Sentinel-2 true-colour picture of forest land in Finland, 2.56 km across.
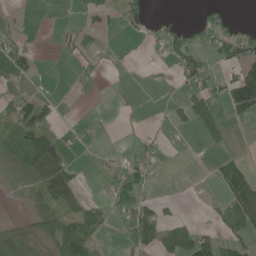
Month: June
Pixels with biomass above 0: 37%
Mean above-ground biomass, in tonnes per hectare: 26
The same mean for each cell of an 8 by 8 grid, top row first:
5 0 10 21 27 4 14 2
39 0 8 0 3 43 23 57
30 3 4 1 2 15 37 81
52 33 0 2 1 13 43 44
50 85 16 2 13 4 16 0
50 73 13 17 25 0 6 80
3 42 27 21 40 7 5 75
61 43 76 2 49 79 56 40
